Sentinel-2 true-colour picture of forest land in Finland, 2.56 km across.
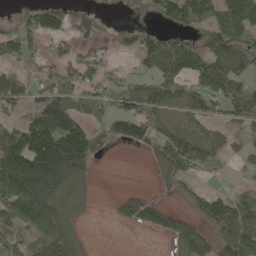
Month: May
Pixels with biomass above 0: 63%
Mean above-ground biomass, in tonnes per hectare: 77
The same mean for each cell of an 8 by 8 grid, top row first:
25 103 41 15 23 113 106 151
92 27 33 25 75 115 109 83
72 47 54 41 60 95 109 76
55 204 86 75 97 82 70 91
155 221 182 31 76 106 83 29
202 244 112 0 1 49 10 10
124 116 32 11 67 18 84 77
51 106 39 0 1 57 59 129
